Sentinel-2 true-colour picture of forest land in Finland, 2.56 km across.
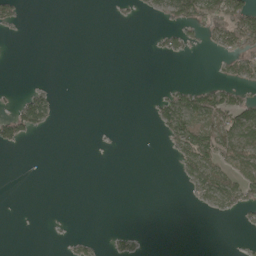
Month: May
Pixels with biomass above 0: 21%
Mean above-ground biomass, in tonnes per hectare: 18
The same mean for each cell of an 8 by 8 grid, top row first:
22 0 0 4 7 61 70 85
0 0 0 0 1 22 12 60
0 1 0 0 0 4 9 30
33 39 0 0 2 80 91 78
28 0 0 1 0 48 78 84
0 0 0 0 0 9 74 55
0 0 0 0 0 0 18 39
0 1 13 13 6 0 0 1
